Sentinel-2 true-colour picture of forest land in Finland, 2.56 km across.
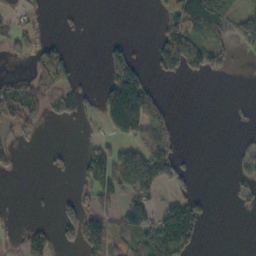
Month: October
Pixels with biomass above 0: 36%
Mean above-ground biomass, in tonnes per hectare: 48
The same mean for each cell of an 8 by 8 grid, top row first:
14 11 7 0 0 108 133 71
34 60 0 38 3 170 106 20
48 104 21 69 61 29 20 1
100 60 40 144 136 13 0 3
37 4 8 48 94 38 0 9
11 8 27 116 141 68 0 22
1 2 53 48 99 112 16 10
9 51 67 76 88 174 3 0
